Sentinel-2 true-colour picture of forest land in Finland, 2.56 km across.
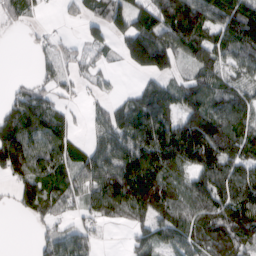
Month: March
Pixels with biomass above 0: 75%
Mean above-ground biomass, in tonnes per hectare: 83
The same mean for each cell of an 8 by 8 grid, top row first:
53 10 34 107 80 150 109 142
0 26 33 38 189 103 107 112
12 42 34 16 37 54 97 60
101 97 13 49 136 93 108 100
162 99 45 94 127 188 171 124
75 95 71 122 154 80 132 114
38 75 48 107 122 89 105 128
0 49 61 2 57 71 90 91
